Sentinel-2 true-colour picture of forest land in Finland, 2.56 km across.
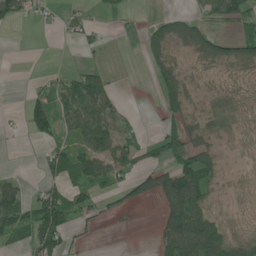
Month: June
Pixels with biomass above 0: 52%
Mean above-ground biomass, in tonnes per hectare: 45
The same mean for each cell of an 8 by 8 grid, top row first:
62 24 30 10 9 46 37 55
0 0 22 7 55 31 60 62
0 22 69 38 2 77 4 4
7 92 100 77 4 57 22 7
3 39 71 95 41 71 40 3
34 41 90 71 61 98 63 2
104 138 73 25 12 79 45 2
51 107 19 0 0 111 122 45
